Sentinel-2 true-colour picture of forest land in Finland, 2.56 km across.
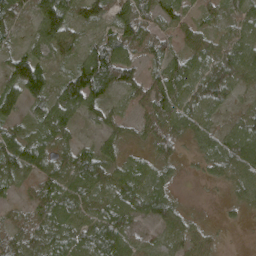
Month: April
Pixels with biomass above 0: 85%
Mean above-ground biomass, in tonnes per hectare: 48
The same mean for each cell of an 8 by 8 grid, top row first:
35 111 46 49 60 44 24 34
32 63 38 89 52 30 49 65
89 61 91 66 40 68 64 49
42 63 56 23 41 61 48 33
72 49 30 32 23 38 41 75
43 49 72 51 52 13 22 49
22 62 51 63 52 30 1 21
54 60 62 67 30 53 27 0
